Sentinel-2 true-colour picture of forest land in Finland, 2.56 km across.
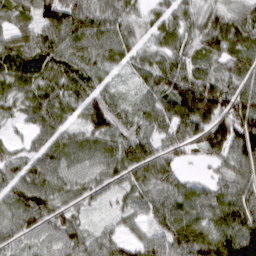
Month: March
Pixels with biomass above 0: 94%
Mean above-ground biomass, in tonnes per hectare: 77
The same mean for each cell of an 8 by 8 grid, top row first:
60 95 103 87 38 65 68 45
83 91 81 81 52 69 71 67
88 87 87 41 54 108 109 78
42 87 63 84 70 105 144 143
25 72 64 73 70 74 106 111
75 87 69 68 79 61 29 85
81 94 47 28 64 86 80 103
58 58 80 57 63 94 86 132
